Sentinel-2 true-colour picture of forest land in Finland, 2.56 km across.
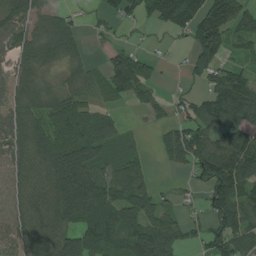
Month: August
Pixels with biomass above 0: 75%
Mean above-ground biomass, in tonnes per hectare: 82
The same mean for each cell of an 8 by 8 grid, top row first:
93 84 18 36 58 107 134 100
83 100 44 44 19 11 132 42
91 43 66 106 90 6 66 86
107 105 94 28 45 32 102 139
84 124 134 46 11 109 112 111
73 103 134 69 63 12 110 119
78 100 130 90 78 33 65 117
101 107 120 75 161 84 99 102
